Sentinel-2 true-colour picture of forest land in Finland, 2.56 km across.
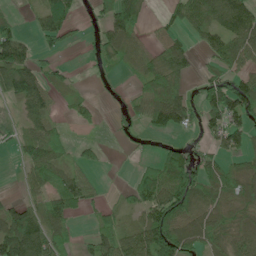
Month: June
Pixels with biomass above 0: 63%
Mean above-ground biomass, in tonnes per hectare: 58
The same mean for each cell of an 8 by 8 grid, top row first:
15 67 17 87 38 53 97 113
108 31 11 71 42 53 42 87
118 45 7 10 55 72 42 60
20 47 27 9 60 120 78 116
29 80 28 2 7 17 33 67
8 78 49 1 38 79 73 66
73 80 38 20 63 98 75 66
196 91 18 69 94 115 63 59
